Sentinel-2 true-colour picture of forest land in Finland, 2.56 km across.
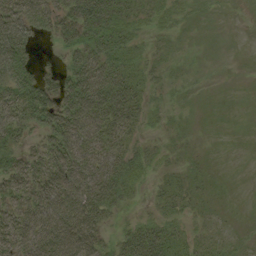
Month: August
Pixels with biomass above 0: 69%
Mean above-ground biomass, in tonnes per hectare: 32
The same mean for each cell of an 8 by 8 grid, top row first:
62 52 61 51 19 11 2 0
61 4 51 44 12 5 0 0
56 32 59 53 20 8 2 0
51 56 66 53 24 4 0 0
32 47 57 44 12 6 1 0
54 75 71 53 18 10 5 0
43 81 88 31 7 16 5 1
53 81 83 23 61 29 14 4
